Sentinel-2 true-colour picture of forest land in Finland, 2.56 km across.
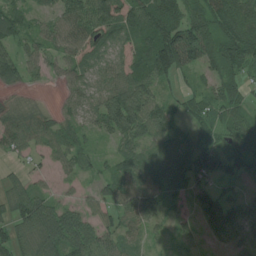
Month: July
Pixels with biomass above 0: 85%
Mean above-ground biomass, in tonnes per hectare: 70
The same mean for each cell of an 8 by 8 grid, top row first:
71 47 103 135 120 96 96 137
56 53 86 69 101 179 93 129
77 26 61 69 92 55 46 71
66 38 53 120 104 31 60 52
61 59 46 36 59 45 44 80
23 24 37 52 71 51 76 48
72 64 41 60 76 31 117 87
74 106 96 63 42 38 42 93
